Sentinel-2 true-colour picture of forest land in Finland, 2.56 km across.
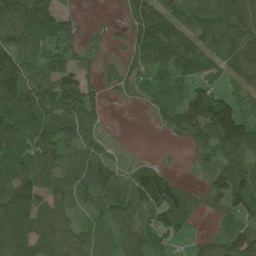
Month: June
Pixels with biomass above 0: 80%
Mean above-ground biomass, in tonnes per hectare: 64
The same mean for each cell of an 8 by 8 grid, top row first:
105 74 14 0 67 66 60 97
81 56 28 5 70 96 55 83
121 82 61 18 55 70 52 44
103 100 87 3 9 82 119 61
74 87 65 14 0 9 68 109
92 70 65 57 77 22 48 87
127 74 28 66 73 117 36 72
107 82 66 57 74 35 36 81
